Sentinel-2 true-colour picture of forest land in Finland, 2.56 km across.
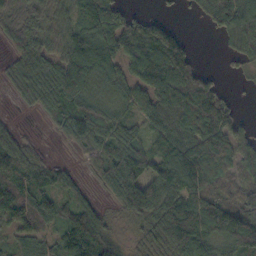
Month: October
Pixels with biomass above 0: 80%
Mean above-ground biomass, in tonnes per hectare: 80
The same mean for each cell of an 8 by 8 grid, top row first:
63 55 77 106 44 8 37 95
68 71 113 104 147 136 0 45
71 111 127 77 81 140 67 8
9 54 87 55 86 90 111 26
63 6 56 97 79 91 63 86
78 58 26 103 107 134 79 60
98 85 84 29 106 113 178 127
39 47 152 66 35 125 111 166
